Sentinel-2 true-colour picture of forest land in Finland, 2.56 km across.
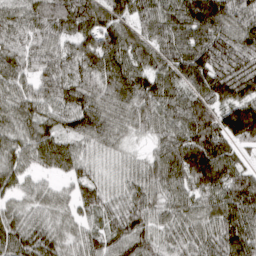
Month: March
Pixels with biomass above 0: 96%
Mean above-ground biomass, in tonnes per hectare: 79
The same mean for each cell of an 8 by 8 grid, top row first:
75 114 111 90 76 91 129 89
77 69 87 111 78 84 95 94
70 81 75 70 63 74 97 122
78 63 99 73 72 76 97 151
68 91 50 56 26 96 135 72
62 30 53 39 64 78 129 79
42 49 60 61 71 57 56 97
82 79 53 75 82 59 77 107
